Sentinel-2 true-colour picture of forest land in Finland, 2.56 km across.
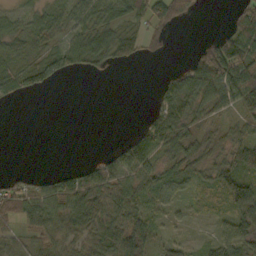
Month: October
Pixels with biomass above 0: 66%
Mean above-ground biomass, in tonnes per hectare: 43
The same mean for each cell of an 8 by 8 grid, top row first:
22 31 51 52 62 73 1 73
32 34 61 68 29 0 46 104
51 50 5 3 0 44 112 121
0 0 0 0 10 71 39 39
0 0 0 10 76 55 36 56
20 27 51 66 53 55 42 78
68 70 85 74 55 25 18 77
34 55 59 65 57 21 17 69
